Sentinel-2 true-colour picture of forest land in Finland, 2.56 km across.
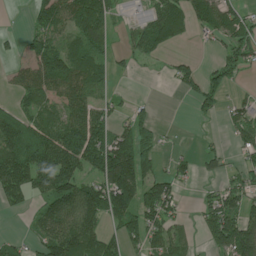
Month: June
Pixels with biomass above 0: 63%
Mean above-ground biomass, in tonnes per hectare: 70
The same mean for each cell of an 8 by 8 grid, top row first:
1 86 107 76 52 86 94 55
21 93 67 34 69 21 9 82
40 103 98 33 7 43 54 22
51 56 87 37 35 0 29 48
117 119 142 133 88 3 11 44
141 125 87 164 115 50 23 47
39 73 140 145 131 48 62 90
29 89 131 51 100 65 60 146
